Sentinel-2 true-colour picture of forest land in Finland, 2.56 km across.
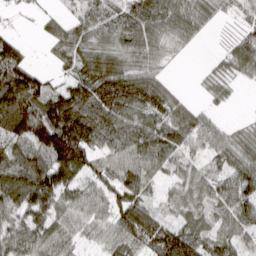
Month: March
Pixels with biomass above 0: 85%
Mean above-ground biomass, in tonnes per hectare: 73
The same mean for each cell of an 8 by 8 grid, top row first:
9 33 42 47 98 86 45 21
70 37 102 81 80 30 3 65
168 44 92 143 99 11 30 37
167 136 136 106 95 72 25 3
71 135 156 67 89 82 41 66
106 125 91 67 76 38 54 88
78 96 56 71 84 46 54 90
69 68 31 54 100 108 61 50
